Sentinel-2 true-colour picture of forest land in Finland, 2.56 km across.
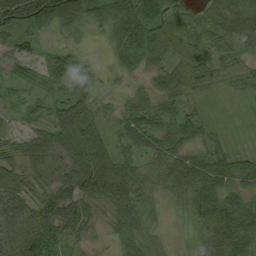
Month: August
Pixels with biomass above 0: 93%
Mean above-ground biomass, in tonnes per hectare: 55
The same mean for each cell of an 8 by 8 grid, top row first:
108 105 84 87 107 45 51 74
54 24 25 49 101 76 50 49
28 43 53 20 34 61 38 32
24 39 65 31 57 53 18 11
31 61 59 40 59 60 45 13
55 61 88 79 38 64 80 58
59 87 82 52 47 26 84 70
78 86 39 19 39 13 62 78
